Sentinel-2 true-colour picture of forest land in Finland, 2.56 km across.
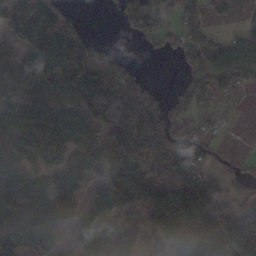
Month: November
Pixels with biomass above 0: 74%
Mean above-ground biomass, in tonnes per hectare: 118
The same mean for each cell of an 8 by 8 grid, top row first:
122 158 26 9 109 44 51 31
95 248 127 40 17 52 89 121
178 196 152 250 56 8 115 87
151 205 148 280 249 62 46 15
153 138 130 116 171 98 57 1
155 94 111 125 120 96 81 45
178 145 75 102 140 318 217 93
125 26 31 87 89 228 243 245
